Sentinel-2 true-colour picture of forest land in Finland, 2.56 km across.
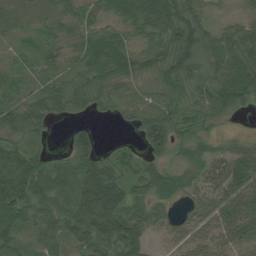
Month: August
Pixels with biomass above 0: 88%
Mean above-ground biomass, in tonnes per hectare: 57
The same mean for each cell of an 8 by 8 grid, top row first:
32 34 46 39 77 85 28 27
27 34 54 74 59 90 62 78
46 48 59 55 37 62 56 99
60 55 44 26 61 58 57 36
45 20 66 12 47 43 25 38
90 59 73 84 74 36 48 80
76 51 92 109 69 32 66 103
61 57 77 92 63 43 60 71
